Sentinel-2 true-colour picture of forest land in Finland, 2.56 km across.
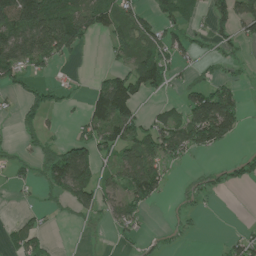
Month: June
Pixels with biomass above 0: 49%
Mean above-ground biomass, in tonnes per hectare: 57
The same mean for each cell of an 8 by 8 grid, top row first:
151 167 108 70 52 75 55 95
115 119 57 32 67 70 25 28
60 26 6 68 99 21 47 22
27 71 22 157 26 37 189 74
18 43 77 80 70 104 91 9
21 93 150 37 129 8 27 44
5 21 66 42 51 15 8 0
62 26 4 12 19 9 1 47
